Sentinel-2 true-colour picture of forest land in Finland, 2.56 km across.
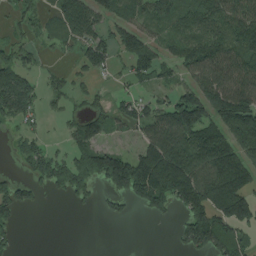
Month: August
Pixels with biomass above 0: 62%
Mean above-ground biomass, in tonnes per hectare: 85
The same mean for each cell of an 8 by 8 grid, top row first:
38 44 127 62 77 100 123 108
57 21 59 77 107 51 112 114
125 29 25 17 45 45 119 132
115 25 39 59 72 150 131 192
31 29 92 29 89 151 147 119
37 113 149 183 208 223 170 151
95 6 25 34 52 64 171 163
29 0 0 0 0 33 147 88
